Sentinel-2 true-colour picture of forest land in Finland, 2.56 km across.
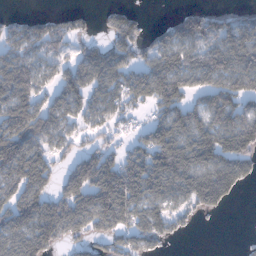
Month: January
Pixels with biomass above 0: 69%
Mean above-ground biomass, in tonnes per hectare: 95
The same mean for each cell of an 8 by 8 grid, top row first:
22 46 35 59 20 44 82 53
82 80 48 83 67 126 104 144
151 50 94 95 122 137 112 122
104 98 75 62 29 108 118 112
147 85 44 48 86 161 160 145
150 104 155 175 177 152 154 100
156 139 168 202 119 56 75 2
122 116 47 66 83 23 0 2
